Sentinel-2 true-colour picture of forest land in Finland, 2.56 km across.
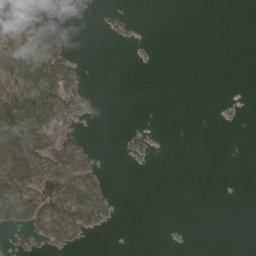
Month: April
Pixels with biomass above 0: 27%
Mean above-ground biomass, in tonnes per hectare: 24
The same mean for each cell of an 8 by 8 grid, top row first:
79 2 0 14 0 0 0 0
92 61 1 3 2 0 0 0
72 87 18 0 0 0 0 0
105 93 33 0 0 0 0 2
113 78 27 0 20 0 0 0
100 94 91 4 0 0 0 0
89 86 92 25 0 0 0 0
15 43 22 0 0 1 0 0
